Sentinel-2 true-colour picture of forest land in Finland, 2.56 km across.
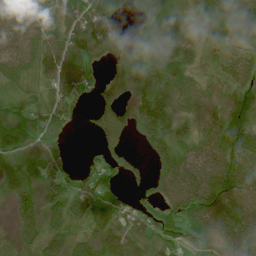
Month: July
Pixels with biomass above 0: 83%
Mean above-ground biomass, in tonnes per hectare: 54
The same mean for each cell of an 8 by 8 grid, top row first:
55 36 71 34 43 36 44 88
53 61 63 44 46 56 24 33
29 50 71 45 54 47 35 56
30 61 19 60 66 32 66 64
55 31 0 38 31 58 77 92
59 79 43 27 19 105 108 93
58 53 77 68 26 63 117 101
30 63 41 64 53 36 32 102
